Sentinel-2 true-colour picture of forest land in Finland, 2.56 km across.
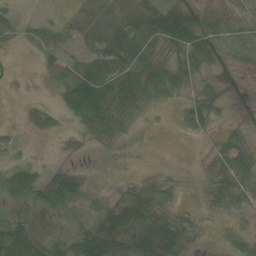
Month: June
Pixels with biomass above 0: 65%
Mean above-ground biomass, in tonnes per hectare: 29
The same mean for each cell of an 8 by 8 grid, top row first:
17 5 19 26 47 68 23 11
6 35 18 55 57 36 46 9
5 16 77 72 57 40 23 25
3 20 73 49 8 10 32 14
14 1 8 8 1 0 6 20
52 28 26 3 10 6 24 37
11 29 17 45 69 20 14 19
63 24 55 90 71 65 5 21
